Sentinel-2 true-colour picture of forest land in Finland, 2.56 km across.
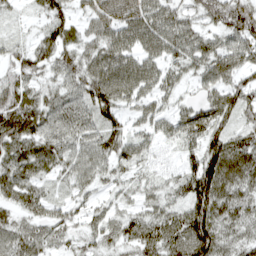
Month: April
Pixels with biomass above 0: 88%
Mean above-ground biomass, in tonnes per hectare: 61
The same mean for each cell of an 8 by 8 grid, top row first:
15 59 29 61 88 64 52 83
32 69 59 86 82 80 61 80
54 36 74 113 96 45 56 53
84 67 69 66 49 49 80 63
69 70 72 59 43 42 69 60
77 42 61 34 26 30 107 78
51 44 29 30 38 49 93 60
65 49 33 40 78 91 93 48
